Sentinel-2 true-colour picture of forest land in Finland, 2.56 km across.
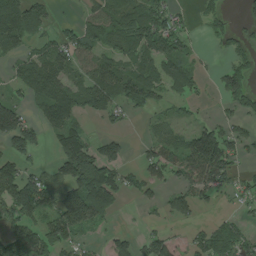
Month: July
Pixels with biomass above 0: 60%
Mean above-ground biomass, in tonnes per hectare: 73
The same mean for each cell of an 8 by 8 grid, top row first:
130 48 26 88 110 49 35 22
56 64 84 56 107 90 10 41
55 144 50 101 97 85 14 96
102 100 75 52 32 23 7 46
102 30 122 54 26 67 163 58
130 47 180 103 61 60 128 40
117 77 171 81 25 58 18 28
151 121 45 50 45 28 91 105
